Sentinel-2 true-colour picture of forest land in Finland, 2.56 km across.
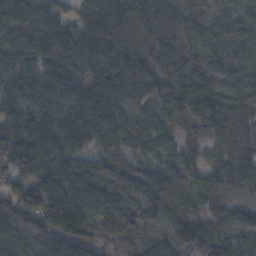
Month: November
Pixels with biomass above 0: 97%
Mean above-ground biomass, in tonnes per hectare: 132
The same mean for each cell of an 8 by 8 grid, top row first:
142 117 82 149 155 99 61 64
113 168 124 139 122 133 160 125
138 164 123 185 175 196 171 198
139 120 157 147 81 204 181 131
124 104 76 83 69 76 86 108
92 192 250 213 183 148 126 137
130 208 153 179 207 87 55 55
88 148 158 90 52 122 138 77
